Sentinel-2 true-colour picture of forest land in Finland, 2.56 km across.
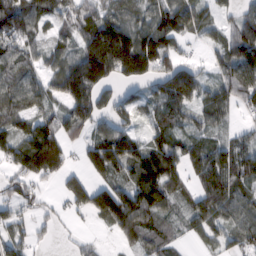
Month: February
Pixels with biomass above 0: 80%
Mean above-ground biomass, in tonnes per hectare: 85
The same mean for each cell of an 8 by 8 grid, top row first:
124 74 100 74 73 124 46 58
82 61 103 237 171 62 41 121
94 67 185 87 80 167 47 126
72 58 122 79 48 86 82 37
87 155 58 134 88 90 72 66
62 76 62 77 141 105 132 91
56 28 61 156 128 50 103 82
58 17 21 17 58 27 52 67
